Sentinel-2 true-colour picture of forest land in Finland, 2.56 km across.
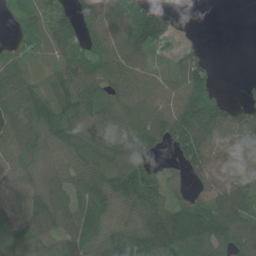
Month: June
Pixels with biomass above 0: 83%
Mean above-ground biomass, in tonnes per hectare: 82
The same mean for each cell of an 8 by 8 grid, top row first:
54 99 64 91 113 30 0 0
40 46 69 85 102 32 8 0
86 54 102 87 65 76 75 7
96 105 96 100 103 110 138 65
101 82 109 106 99 82 118 86
87 92 77 118 103 26 88 82
73 125 67 80 111 94 108 102
89 74 73 102 91 130 146 114
